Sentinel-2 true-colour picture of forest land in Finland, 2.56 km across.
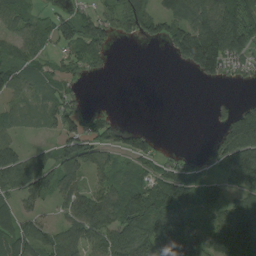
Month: August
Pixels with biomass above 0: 69%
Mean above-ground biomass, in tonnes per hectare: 71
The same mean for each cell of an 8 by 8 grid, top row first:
67 38 60 54 96 88 135 134
50 44 79 31 6 96 208 98
68 57 25 3 0 0 37 24
47 64 58 15 0 0 11 98
51 22 126 74 76 2 19 161
107 95 73 60 58 107 35 181
55 23 86 105 149 101 49 100
89 67 79 110 162 124 73 148
